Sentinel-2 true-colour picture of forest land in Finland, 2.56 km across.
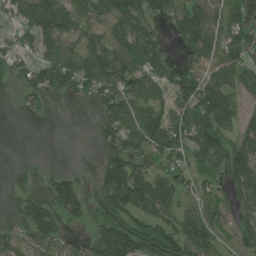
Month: July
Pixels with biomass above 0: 68%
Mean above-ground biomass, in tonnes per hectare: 93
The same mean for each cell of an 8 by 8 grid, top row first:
93 169 88 118 98 100 129 73
64 95 87 109 146 40 106 121
44 99 110 122 90 89 107 82
10 22 0 100 94 70 169 72
0 0 0 69 112 126 130 139
33 48 32 156 112 93 73 168
29 105 111 163 99 90 91 110
80 102 41 226 174 129 88 99
